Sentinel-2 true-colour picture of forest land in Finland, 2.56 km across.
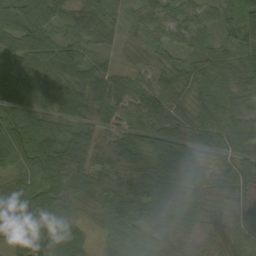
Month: September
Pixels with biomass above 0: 94%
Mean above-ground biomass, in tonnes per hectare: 64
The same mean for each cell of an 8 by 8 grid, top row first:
116 98 96 64 51 46 39 61
49 70 78 33 40 45 36 50
85 90 105 74 36 63 57 53
95 75 86 67 63 44 61 64
120 109 70 50 64 73 45 60
72 104 83 69 68 53 18 44
84 88 56 69 72 35 24 28
73 81 52 51 60 57 41 64
